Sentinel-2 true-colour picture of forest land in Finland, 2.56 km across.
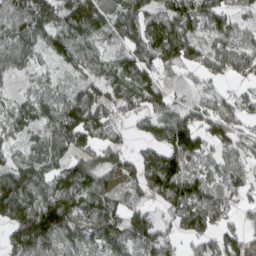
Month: March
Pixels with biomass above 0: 85%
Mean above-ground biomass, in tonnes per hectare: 85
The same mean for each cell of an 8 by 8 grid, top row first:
86 82 143 91 74 92 89 45
72 75 108 50 103 96 78 95
28 50 46 99 105 46 51 52
69 83 146 74 74 85 101 86
46 68 81 68 57 159 92 79
115 93 135 75 119 80 77 68
150 157 92 77 53 82 106 41
106 118 75 78 82 47 72 95
